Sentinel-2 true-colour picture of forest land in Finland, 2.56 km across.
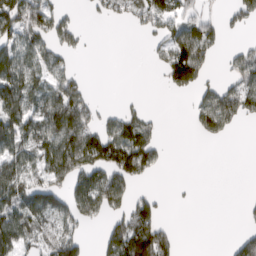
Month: March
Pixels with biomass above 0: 50%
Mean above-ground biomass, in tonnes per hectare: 57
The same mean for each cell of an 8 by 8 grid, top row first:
104 78 9 31 55 61 31 40
95 64 29 0 8 126 68 31
115 72 36 0 0 87 28 78
103 115 93 26 27 0 94 81
84 97 117 124 100 0 13 0
84 78 91 95 40 0 0 0
91 112 81 71 80 2 0 9
94 57 53 84 125 32 0 56
